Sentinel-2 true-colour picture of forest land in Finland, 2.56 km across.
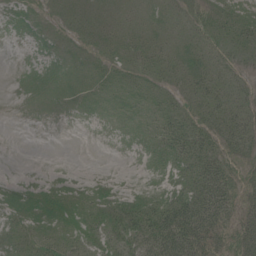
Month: July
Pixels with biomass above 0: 71%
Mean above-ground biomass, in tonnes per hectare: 15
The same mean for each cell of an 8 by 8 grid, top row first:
7 7 19 15 10 7 13 21
0 8 9 15 16 12 10 12
2 7 12 16 15 11 18 7
0 1 3 10 17 20 17 15
0 0 0 1 10 30 24 19
2 4 3 2 4 15 38 17
18 20 16 19 27 41 47 23
15 22 14 14 29 48 36 33
